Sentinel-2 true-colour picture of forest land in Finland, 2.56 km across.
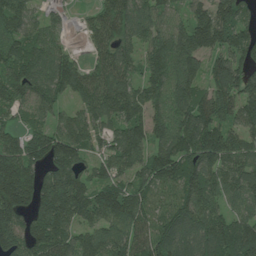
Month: July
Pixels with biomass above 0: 90%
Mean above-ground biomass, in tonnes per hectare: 112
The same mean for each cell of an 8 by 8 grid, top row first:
130 38 16 118 101 57 110 105
102 87 14 114 86 126 116 105
139 125 103 140 97 114 99 130
70 69 69 119 103 113 141 97
104 142 107 96 104 151 166 98
197 122 94 88 96 130 133 129
173 159 130 140 108 103 104 71
150 159 94 115 108 144 135 152
